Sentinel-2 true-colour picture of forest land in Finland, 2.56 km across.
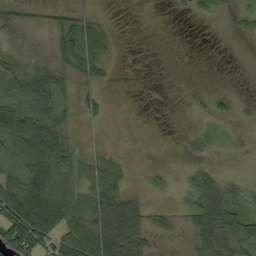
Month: September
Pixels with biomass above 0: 52%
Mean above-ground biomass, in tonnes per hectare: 30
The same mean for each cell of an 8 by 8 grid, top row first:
24 14 20 1 0 2 16 21
12 14 62 25 0 0 0 0
39 49 26 8 0 0 0 0
72 57 22 5 0 0 8 6
52 96 13 2 0 1 14 3
44 69 37 51 5 6 29 5
85 80 58 92 27 11 83 37
110 53 76 103 34 8 57 53
